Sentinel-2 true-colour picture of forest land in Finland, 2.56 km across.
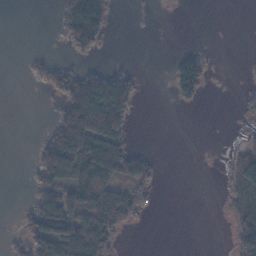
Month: November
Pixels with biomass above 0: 36%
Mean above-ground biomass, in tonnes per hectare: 45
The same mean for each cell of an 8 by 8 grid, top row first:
0 1 172 43 2 3 0 0
0 2 67 8 0 5 11 0
0 51 103 109 10 74 33 5
0 5 157 179 2 3 0 22
0 66 145 115 2 0 2 42
0 86 111 101 73 0 0 103
7 112 111 127 43 0 0 81
21 136 174 69 0 0 0 96
